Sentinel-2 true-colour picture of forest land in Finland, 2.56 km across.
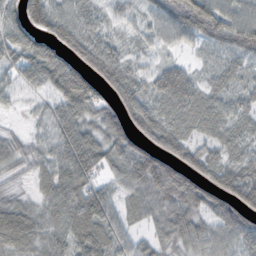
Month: October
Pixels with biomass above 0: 89%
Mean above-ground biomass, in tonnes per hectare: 62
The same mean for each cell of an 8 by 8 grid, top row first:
57 98 54 29 33 81 102 59
70 81 86 49 26 25 36 62
47 71 114 83 46 89 35 39
17 43 84 64 82 71 67 52
43 41 98 77 71 71 43 45
29 38 88 41 116 96 74 70
49 42 72 50 50 79 71 106
56 47 55 51 29 61 60 67
